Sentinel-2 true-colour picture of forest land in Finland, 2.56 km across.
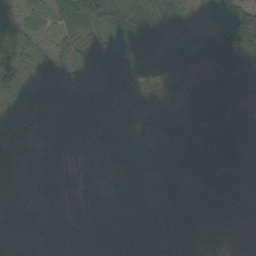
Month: September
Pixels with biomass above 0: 95%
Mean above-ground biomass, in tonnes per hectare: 62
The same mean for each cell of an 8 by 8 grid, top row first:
34 32 100 73 63 44 13 56
49 16 47 78 83 61 67 93
40 46 40 81 60 55 48 61
28 62 83 57 55 63 86 64
32 40 54 60 82 124 138 98
33 45 20 21 85 93 101 70
58 43 32 39 75 91 73 51
56 81 61 59 115 91 74 57
